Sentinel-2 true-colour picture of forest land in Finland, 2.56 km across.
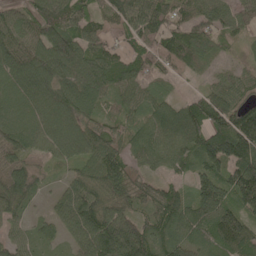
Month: May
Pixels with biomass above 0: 91%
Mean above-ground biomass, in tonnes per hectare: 87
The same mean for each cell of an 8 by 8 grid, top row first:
53 118 74 75 127 68 87 66
104 141 110 56 75 95 64 26
112 145 132 98 77 26 28 57
78 117 95 44 72 86 129 110
77 87 128 83 81 91 116 149
88 21 69 107 54 42 97 128
76 28 122 95 67 112 111 100
51 57 86 134 114 87 67 102
